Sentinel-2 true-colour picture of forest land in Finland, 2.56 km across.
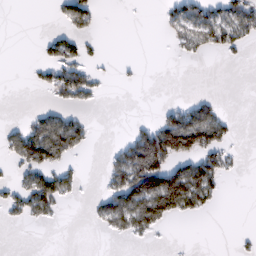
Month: February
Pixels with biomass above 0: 29%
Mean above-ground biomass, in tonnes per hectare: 31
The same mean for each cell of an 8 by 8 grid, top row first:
0 2 57 0 0 42 58 72
0 28 34 0 0 17 34 22
0 33 65 3 3 0 0 0
0 31 18 0 0 39 54 0
51 115 42 9 117 125 75 5
18 64 17 45 153 104 75 4
33 47 0 66 109 66 21 0
0 0 0 7 10 0 0 5
